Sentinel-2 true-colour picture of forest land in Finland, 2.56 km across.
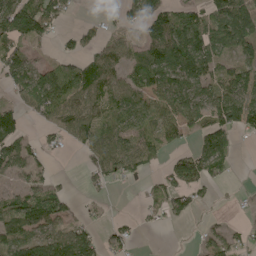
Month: May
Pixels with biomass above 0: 62%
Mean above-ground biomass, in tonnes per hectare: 59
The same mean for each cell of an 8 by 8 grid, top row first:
143 102 10 19 64 60 63 77
79 17 38 49 54 89 79 59
87 96 127 69 76 85 70 73
54 89 88 79 90 88 73 86
76 27 52 83 76 34 69 16
37 30 11 59 26 67 64 2
105 131 21 3 24 45 10 7
79 100 77 34 4 1 46 33
